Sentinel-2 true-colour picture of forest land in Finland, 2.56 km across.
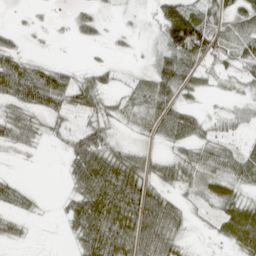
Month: April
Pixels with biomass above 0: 65%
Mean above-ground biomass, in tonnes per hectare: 38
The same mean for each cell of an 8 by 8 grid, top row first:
2 3 23 5 6 80 58 63
23 3 4 8 3 85 67 48
73 58 29 16 17 74 21 30
38 41 40 31 27 59 10 19
37 10 58 33 11 37 39 21
8 0 64 84 45 37 49 51
31 2 73 102 91 41 21 71
17 0 47 85 71 35 7 72
